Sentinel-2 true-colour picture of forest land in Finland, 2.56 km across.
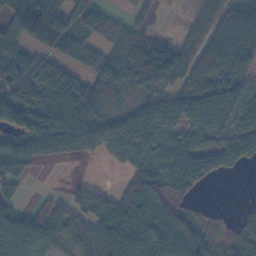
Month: November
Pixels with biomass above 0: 75%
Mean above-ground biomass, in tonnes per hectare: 58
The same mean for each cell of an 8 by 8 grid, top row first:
55 97 57 28 32 0 57 136
65 39 57 64 109 49 104 116
91 97 49 77 94 52 92 48
96 83 85 36 54 72 75 69
43 69 59 50 64 59 42 65
50 0 3 1 66 66 42 4
49 44 47 65 70 55 1 11
83 51 47 71 64 88 38 38
